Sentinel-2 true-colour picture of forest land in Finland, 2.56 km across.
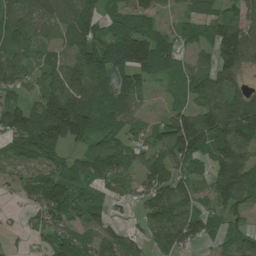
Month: July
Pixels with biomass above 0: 81%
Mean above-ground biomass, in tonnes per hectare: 80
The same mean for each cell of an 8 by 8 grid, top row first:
78 94 105 69 80 26 66 63
80 59 98 131 146 83 62 144
56 61 109 109 59 46 84 51
86 147 158 77 28 63 96 136
73 144 69 84 50 139 110 131
33 85 69 70 71 85 70 133
10 109 88 34 55 103 51 71
11 55 63 68 49 97 37 67
